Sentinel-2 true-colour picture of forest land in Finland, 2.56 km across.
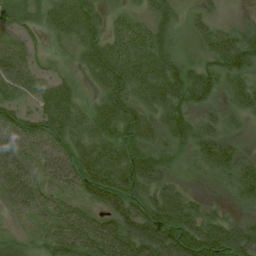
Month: August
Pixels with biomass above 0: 89%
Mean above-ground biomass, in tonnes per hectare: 60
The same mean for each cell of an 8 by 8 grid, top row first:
27 45 84 28 38 48 30 8
38 15 58 64 65 41 40 96
54 36 29 87 90 82 65 62
45 82 55 90 59 68 35 51
48 59 82 90 63 46 67 25
61 46 93 112 97 27 31 79
34 43 46 86 84 96 38 31
30 58 82 77 113 105 106 93
